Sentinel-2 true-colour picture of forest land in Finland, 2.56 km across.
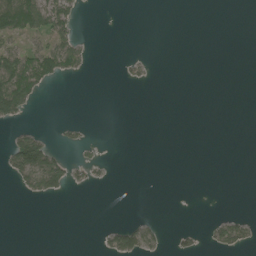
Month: June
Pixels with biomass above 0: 16%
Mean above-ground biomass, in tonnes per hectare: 17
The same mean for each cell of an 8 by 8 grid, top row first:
113 95 21 0 0 0 0 0
49 62 42 0 0 0 0 0
119 50 6 0 13 0 0 0
64 0 0 0 0 0 0 0
61 44 15 1 0 0 0 0
38 109 14 4 0 0 0 0
0 0 0 0 0 0 0 1
0 0 0 36 50 12 15 42
